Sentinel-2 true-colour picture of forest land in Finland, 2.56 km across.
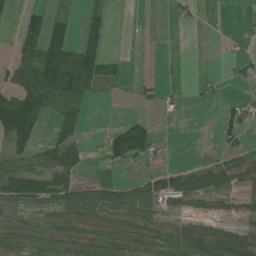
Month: July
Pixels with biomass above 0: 48%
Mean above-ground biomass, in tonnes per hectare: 37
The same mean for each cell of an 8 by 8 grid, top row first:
15 46 22 19 0 14 1 1
34 83 75 8 1 0 0 6
46 108 126 34 11 5 9 17
116 50 59 0 7 4 0 34
42 36 47 68 96 2 1 23
58 60 28 21 26 41 50 40
28 37 112 81 82 21 13 21
41 54 52 48 48 46 38 42
